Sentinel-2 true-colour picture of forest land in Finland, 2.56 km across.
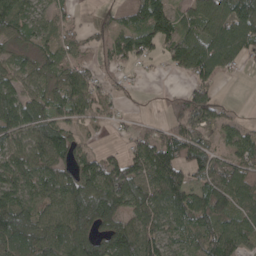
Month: April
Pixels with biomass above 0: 78%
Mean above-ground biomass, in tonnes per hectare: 76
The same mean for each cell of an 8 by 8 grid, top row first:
91 52 11 37 118 76 107 128
45 49 45 62 65 94 129 89
68 59 76 23 4 12 66 7
138 83 64 20 5 49 86 13
76 127 40 9 71 96 45 61
112 109 94 98 103 92 79 84
122 74 143 139 103 89 91 64
125 104 110 113 103 53 81 78
